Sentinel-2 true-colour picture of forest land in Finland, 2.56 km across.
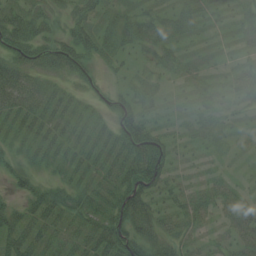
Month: July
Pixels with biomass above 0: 83%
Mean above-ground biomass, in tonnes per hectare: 35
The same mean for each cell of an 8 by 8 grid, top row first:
41 35 39 25 31 30 22 22
52 47 55 26 32 28 12 14
57 33 28 12 25 16 15 31
55 48 31 32 33 12 22 15
30 49 42 43 70 22 20 12
29 18 38 47 82 23 16 11
27 59 50 57 60 32 31 43
62 45 42 72 57 38 18 40
